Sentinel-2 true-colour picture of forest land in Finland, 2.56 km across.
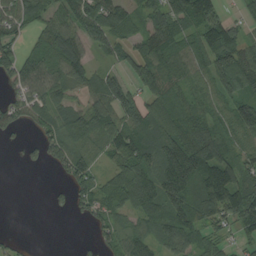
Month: August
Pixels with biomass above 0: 75%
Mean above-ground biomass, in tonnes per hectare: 82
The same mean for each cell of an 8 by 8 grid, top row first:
83 60 94 104 56 98 100 28
71 102 107 61 77 89 125 109
86 100 81 70 88 58 66 122
84 77 78 99 94 83 67 111
14 80 54 77 123 142 142 72
0 5 95 58 120 184 169 123
0 13 50 80 97 111 150 167
19 0 3 54 94 96 68 34
